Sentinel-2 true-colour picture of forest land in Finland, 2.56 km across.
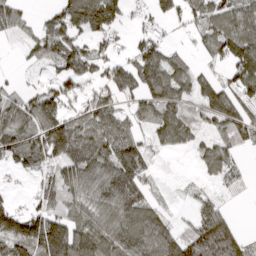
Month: March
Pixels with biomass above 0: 75%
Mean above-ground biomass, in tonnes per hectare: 70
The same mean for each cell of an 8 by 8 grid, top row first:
59 33 125 97 23 41 73 85
6 87 69 34 77 20 47 117
11 32 94 70 100 92 40 107
94 101 46 75 61 72 58 74
106 102 108 103 52 59 35 46
25 36 100 107 69 3 22 18
56 84 65 94 94 9 51 2
139 187 108 96 108 83 130 63
